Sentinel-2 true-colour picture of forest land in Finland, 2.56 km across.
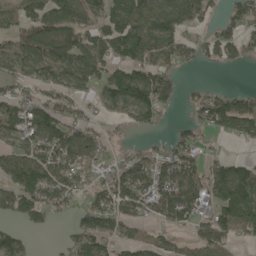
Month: May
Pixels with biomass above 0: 69%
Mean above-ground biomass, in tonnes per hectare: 80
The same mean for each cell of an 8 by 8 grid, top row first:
68 114 95 105 118 118 50 69
77 93 109 106 117 89 52 65
80 70 99 105 125 46 6 0
89 95 48 53 116 19 102 123
77 116 104 35 28 64 23 28
117 122 78 65 103 114 82 120
100 87 53 100 77 134 80 170
67 2 90 76 55 28 74 34
